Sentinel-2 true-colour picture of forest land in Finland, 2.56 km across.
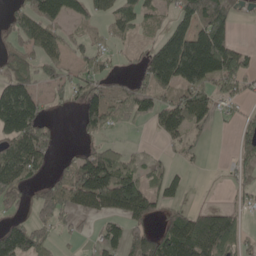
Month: May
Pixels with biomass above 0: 60%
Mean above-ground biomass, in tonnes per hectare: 74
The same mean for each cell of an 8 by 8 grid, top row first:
53 106 62 72 57 62 131 29
68 81 35 36 33 192 225 46
101 39 37 35 68 137 134 100
199 23 76 129 83 112 77 28
121 68 18 36 8 33 12 41
111 32 111 136 66 37 2 46
41 78 77 102 98 41 28 35
134 55 19 59 81 149 128 62
